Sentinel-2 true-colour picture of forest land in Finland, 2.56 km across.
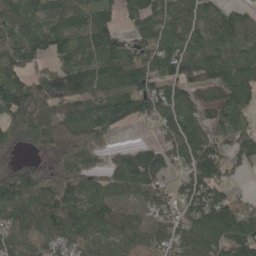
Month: May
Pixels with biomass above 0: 84%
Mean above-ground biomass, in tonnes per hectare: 105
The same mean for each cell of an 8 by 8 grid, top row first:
112 113 106 72 111 114 85 69
95 84 90 101 82 119 107 91
110 120 154 117 113 114 109 125
148 117 107 123 96 138 93 134
67 87 135 36 41 130 142 113
96 52 114 95 143 70 144 23
115 126 124 93 67 88 180 109
93 86 85 65 80 107 139 179
